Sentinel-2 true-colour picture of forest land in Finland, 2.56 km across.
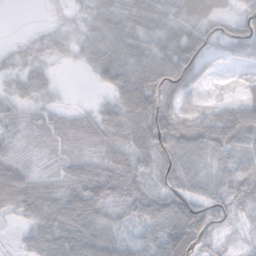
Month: November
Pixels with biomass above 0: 87%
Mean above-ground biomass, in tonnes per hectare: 60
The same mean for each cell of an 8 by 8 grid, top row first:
0 6 26 66 69 57 64 59
22 50 51 81 63 95 76 58
46 35 2 71 94 108 22 13
46 38 21 60 126 90 36 65
42 36 32 63 99 96 91 87
82 37 69 90 64 87 67 70
71 85 91 53 75 99 89 39
15 58 72 56 52 115 54 11
